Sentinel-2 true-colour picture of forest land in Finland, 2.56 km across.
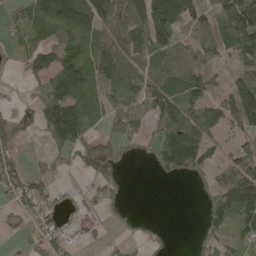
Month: May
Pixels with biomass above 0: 63%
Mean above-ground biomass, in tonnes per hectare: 64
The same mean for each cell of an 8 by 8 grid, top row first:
36 149 140 88 98 119 61 131
41 80 107 73 83 86 51 95
7 91 131 92 75 70 62 72
20 98 110 86 63 110 82 129
28 36 77 46 30 134 54 31
49 35 17 50 0 41 37 130
35 41 29 24 0 0 52 141
11 62 18 15 27 3 41 62
